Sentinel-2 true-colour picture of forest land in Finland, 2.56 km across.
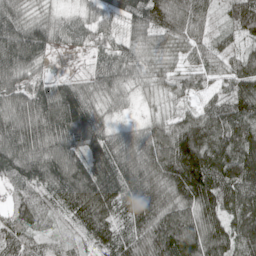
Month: May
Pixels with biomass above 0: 96%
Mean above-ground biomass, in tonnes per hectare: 103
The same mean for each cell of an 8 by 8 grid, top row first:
96 51 43 62 111 128 61 112
165 84 32 56 67 67 57 43
112 56 44 85 58 66 43 103
121 133 133 45 26 52 78 126
149 134 109 116 117 182 159 150
104 138 156 153 145 166 203 173
71 70 110 98 135 132 127 133
116 60 41 80 122 163 136 119
